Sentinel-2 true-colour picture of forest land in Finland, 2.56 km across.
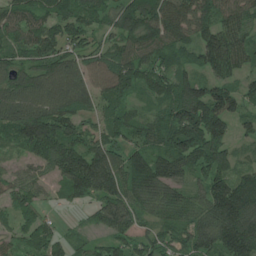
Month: June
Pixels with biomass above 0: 91%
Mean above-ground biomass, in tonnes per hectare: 112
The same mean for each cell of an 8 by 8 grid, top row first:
123 114 128 96 158 150 136 124
129 121 99 93 125 107 138 113
126 125 113 133 122 128 99 65
138 147 112 106 48 148 184 74
73 140 120 123 96 169 192 37
49 53 192 163 148 107 130 89
72 33 36 121 86 104 133 184
57 87 35 73 62 76 120 161
